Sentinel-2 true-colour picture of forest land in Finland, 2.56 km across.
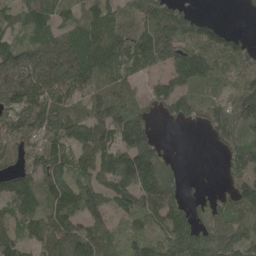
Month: May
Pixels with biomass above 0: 82%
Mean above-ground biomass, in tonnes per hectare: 86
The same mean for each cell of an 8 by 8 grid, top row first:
64 77 63 70 90 85 28 5
106 131 118 101 120 104 108 77
188 128 115 86 37 73 63 70
113 98 75 121 51 65 63 134
82 110 110 107 108 1 15 70
106 98 75 141 172 45 3 72
95 100 110 76 97 86 45 89
84 102 103 64 68 98 77 84
